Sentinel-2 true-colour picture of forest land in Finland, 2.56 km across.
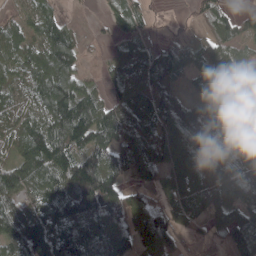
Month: April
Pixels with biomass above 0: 82%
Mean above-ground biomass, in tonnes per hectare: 82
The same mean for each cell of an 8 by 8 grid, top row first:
24 57 3 47 35 5 47 47
67 118 47 23 42 48 51 34
39 122 80 53 84 51 86 106
55 111 147 107 84 93 142 92
56 145 95 111 89 105 89 58
96 90 179 110 70 82 72 73
60 91 154 174 138 42 60 87
84 103 127 163 98 47 18 106
